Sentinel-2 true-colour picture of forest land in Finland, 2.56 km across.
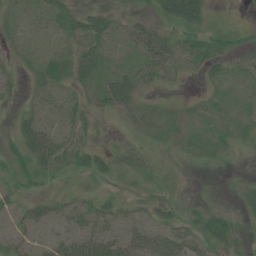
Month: July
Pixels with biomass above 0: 60%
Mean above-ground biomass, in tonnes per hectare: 17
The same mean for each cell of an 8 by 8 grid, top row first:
22 34 28 25 10 36 14 1
10 10 25 17 26 22 19 7
14 34 21 29 13 8 10 13
14 14 19 15 12 8 6 11
22 44 19 2 4 9 11 9
20 21 15 13 13 6 3 5
21 20 18 18 11 9 10 7
17 12 31 30 31 38 24 8
